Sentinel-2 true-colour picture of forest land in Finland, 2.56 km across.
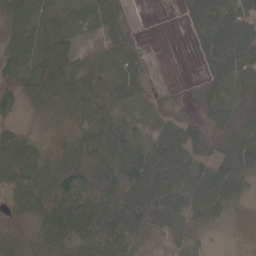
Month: April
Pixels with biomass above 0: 83%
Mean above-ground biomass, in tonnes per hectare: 60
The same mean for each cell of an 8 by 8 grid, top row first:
51 55 54 64 1 9 111 107
46 59 22 40 16 0 78 125
34 58 53 30 48 1 37 69
24 24 54 44 21 24 42 53
50 16 62 101 46 109 48 88
54 69 110 91 101 90 76 92
51 107 114 105 116 103 97 37
86 87 58 91 35 56 39 5
